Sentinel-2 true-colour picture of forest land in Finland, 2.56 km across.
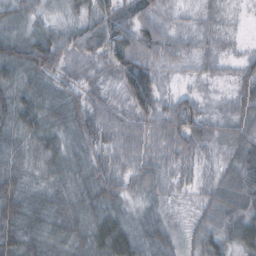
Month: October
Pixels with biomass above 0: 96%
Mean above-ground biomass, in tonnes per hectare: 43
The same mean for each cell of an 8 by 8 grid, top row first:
48 25 35 59 52 17 20 4
68 86 58 89 73 37 26 8
52 44 41 36 94 17 21 40
66 46 53 43 73 72 26 47
27 51 38 42 46 53 38 46
33 37 33 52 53 33 23 61
44 37 44 34 20 12 37 60
43 31 38 67 30 24 48 53
